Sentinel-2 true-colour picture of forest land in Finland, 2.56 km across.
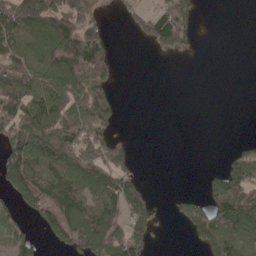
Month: May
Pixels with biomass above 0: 50%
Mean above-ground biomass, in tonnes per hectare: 60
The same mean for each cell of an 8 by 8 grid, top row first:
138 138 98 4 39 110 0 0
100 125 155 26 10 48 0 0
108 104 137 45 0 0 0 0
79 109 103 44 0 0 0 0
106 93 95 72 0 0 0 14
125 98 108 77 9 0 22 73
47 114 99 89 78 18 79 105
54 44 106 96 72 0 92 105
